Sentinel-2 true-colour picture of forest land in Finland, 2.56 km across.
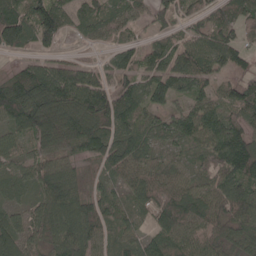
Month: May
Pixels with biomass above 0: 85%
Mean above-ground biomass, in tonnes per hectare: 83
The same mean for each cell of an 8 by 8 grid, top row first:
110 121 62 69 42 66 62 89
62 43 9 38 51 69 93 67
63 136 108 71 68 90 58 56
129 198 178 154 90 53 86 88
57 96 82 118 79 45 79 141
79 115 39 47 69 52 52 123
63 115 97 65 52 106 86 119
96 73 109 44 65 95 86 75
